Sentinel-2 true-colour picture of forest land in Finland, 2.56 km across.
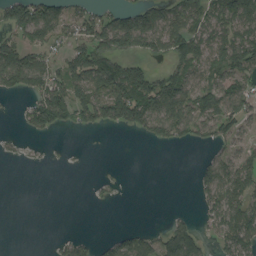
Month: August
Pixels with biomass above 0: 51%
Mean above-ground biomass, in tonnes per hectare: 57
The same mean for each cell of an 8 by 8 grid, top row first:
104 99 64 58 108 76 75 100
109 61 86 108 78 89 80 104
98 92 105 156 125 105 51 66
11 134 73 109 128 114 58 69
10 6 1 0 12 34 31 36
0 0 0 7 0 0 61 69
0 0 0 3 0 4 45 77
0 3 40 45 57 128 32 88
